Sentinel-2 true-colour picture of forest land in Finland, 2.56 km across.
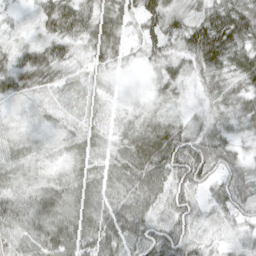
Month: April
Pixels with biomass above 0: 96%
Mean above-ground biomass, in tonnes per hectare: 47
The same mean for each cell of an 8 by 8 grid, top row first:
13 55 70 57 59 50 67 86
29 49 26 51 43 40 112 74
52 39 22 12 7 39 43 54
12 17 24 15 27 25 33 55
32 21 36 28 73 84 68 32
35 25 41 45 69 75 65 60
51 62 56 53 51 61 26 55
46 67 63 65 60 71 19 25
